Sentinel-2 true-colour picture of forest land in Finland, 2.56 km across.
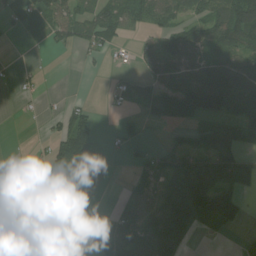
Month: July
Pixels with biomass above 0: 53%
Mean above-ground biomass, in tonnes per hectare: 56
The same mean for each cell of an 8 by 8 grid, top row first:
20 57 60 74 60 58 76 169
0 13 40 45 32 96 76 104
15 3 1 16 50 77 125 122
3 12 61 15 30 120 97 83
1 36 143 12 21 47 80 78
2 44 84 2 31 100 150 133
7 1 0 16 82 175 157 96
8 3 0 43 96 121 8 13
